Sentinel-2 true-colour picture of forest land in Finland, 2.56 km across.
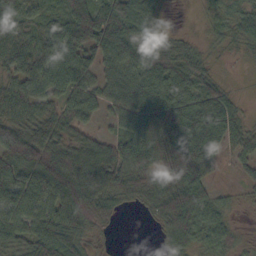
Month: October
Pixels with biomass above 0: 86%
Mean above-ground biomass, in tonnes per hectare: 56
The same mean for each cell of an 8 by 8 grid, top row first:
49 40 88 81 63 4 18 36
57 54 75 75 53 42 18 19
54 68 57 56 80 87 49 2
61 44 58 39 84 99 96 29
103 84 51 46 79 101 82 40
72 85 77 62 48 91 40 18
74 63 95 45 29 98 61 10
60 76 42 5 0 49 49 22
